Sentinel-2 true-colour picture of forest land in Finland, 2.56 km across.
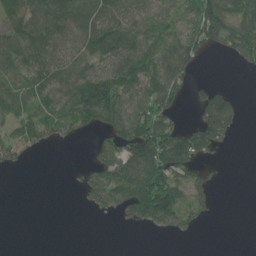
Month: June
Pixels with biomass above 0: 57%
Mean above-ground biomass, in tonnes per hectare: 68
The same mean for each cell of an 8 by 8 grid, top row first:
76 94 74 71 53 64 155 126
95 87 68 95 83 105 63 127
71 86 128 137 95 79 18 0
75 81 141 152 94 52 122 36
80 34 8 100 180 145 113 2
0 0 25 138 189 105 34 0
0 0 9 55 162 120 30 0
0 0 0 0 0 5 0 0
